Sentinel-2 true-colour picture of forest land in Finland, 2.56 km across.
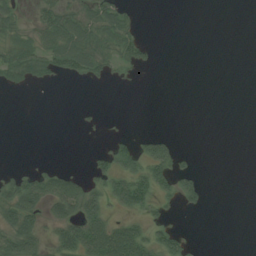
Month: July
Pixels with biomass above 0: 33%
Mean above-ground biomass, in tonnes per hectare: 21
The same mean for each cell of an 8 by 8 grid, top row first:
24 40 33 51 2 0 0 0
48 53 72 37 28 0 0 0
41 24 23 12 2 0 0 0
0 0 3 0 0 0 0 0
0 0 1 20 25 17 0 0
26 35 19 46 55 47 2 0
69 44 60 30 43 12 10 0
64 21 67 77 43 37 0 0
